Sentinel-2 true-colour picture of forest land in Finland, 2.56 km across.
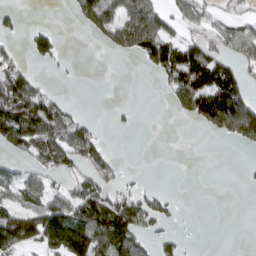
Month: March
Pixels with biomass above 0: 44%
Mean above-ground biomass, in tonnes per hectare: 58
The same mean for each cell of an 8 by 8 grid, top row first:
19 0 64 87 111 53 44 37
15 62 0 49 103 94 71 100
116 10 1 0 1 106 149 66
125 95 11 6 0 41 166 207
87 84 86 8 0 0 0 57
40 49 52 43 4 0 0 2
69 98 80 101 78 11 0 0
145 161 203 136 46 32 0 0
